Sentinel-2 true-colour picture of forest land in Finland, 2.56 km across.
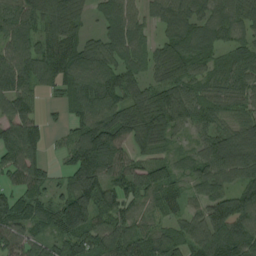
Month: August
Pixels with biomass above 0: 88%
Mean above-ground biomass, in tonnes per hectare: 87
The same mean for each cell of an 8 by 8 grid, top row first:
108 99 63 71 56 86 75 80
99 81 92 76 60 107 73 56
104 77 112 96 66 90 59 73
96 19 95 121 134 132 65 59
133 37 119 131 79 37 85 125
75 41 124 90 90 59 83 75
95 61 169 114 47 58 101 102
94 57 100 96 86 84 134 114
